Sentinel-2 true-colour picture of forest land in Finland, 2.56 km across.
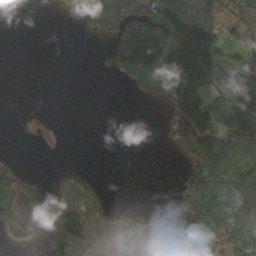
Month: October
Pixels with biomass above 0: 38%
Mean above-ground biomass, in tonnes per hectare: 40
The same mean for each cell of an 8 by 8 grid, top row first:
0 0 27 37 62 65 43 62
0 0 0 37 81 118 108 41
0 0 0 6 18 48 55 88
0 0 0 0 0 67 112 71
0 0 0 0 0 43 100 70
22 1 15 0 0 12 88 98
74 31 62 31 8 46 120 122
62 37 52 10 26 19 134 130
